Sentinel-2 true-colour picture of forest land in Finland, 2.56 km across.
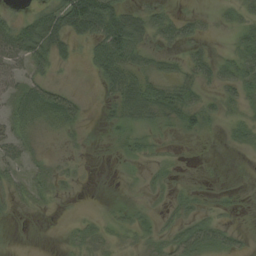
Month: August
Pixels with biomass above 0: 55%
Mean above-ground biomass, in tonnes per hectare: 21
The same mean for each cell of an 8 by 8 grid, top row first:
14 46 86 66 29 19 7 18
59 46 10 70 32 19 13 25
31 23 1 39 34 29 23 34
30 51 21 18 42 43 27 13
32 10 6 7 15 4 3 12
19 22 4 0 7 7 3 1
9 7 0 6 8 14 10 6
0 0 16 9 14 31 40 13
